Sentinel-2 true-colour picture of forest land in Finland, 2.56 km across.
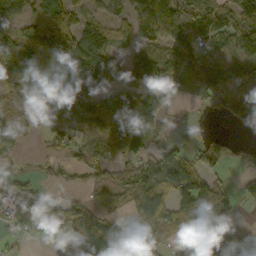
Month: October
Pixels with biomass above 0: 71%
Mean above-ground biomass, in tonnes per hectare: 80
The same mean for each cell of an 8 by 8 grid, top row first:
64 76 72 50 97 125 149 102
130 99 120 58 57 99 72 103
103 154 134 93 134 75 126 108
73 90 72 87 129 14 14 114
41 22 62 92 109 54 62 20
43 20 35 38 64 114 73 25
76 55 46 30 99 92 117 21
30 43 114 176 135 49 98 70
